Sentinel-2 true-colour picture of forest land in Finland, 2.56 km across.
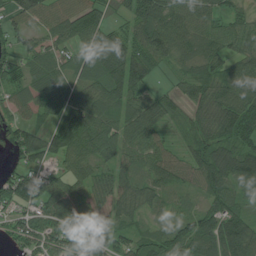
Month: July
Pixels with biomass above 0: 87%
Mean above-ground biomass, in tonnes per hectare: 76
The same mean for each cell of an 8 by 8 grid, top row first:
55 56 82 28 130 85 70 43
54 51 67 125 95 80 76 59
79 82 58 103 87 31 81 96
51 59 115 79 96 46 79 112
75 76 94 78 78 31 84 70
95 55 66 83 60 72 102 95
78 83 49 68 54 36 73 55
50 75 88 100 61 91 109 142
